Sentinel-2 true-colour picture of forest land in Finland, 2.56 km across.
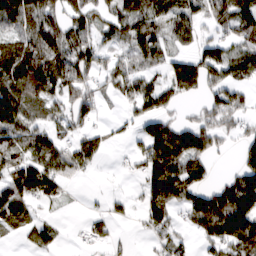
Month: March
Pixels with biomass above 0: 67%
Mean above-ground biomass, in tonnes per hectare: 70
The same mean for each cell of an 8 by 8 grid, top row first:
125 92 69 63 96 78 72 101
77 110 87 47 87 39 53 66
115 114 81 50 69 105 80 64
125 51 62 6 65 28 50 56
73 65 56 18 71 151 82 39
95 105 28 4 68 137 45 95
100 16 3 10 60 70 147 170
17 51 11 27 10 40 63 155
